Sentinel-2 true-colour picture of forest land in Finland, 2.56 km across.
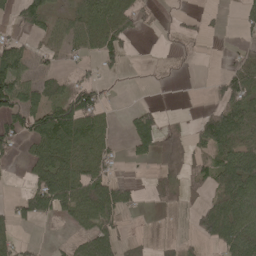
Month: May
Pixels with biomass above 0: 50%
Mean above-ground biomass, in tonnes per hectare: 42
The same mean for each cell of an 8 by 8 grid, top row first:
28 35 44 75 24 7 9 24
44 30 36 51 0 10 2 20
87 41 30 15 1 3 7 72
74 79 96 13 38 3 35 76
38 85 84 28 61 55 61 57
2 96 72 36 5 47 58 114
29 68 70 76 8 15 52 72
35 4 34 57 14 19 46 80
